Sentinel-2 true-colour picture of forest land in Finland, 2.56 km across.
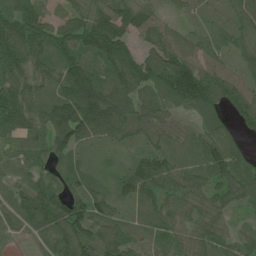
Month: June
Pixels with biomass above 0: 91%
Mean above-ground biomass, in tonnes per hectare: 70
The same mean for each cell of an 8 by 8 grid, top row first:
93 55 63 85 61 19 36 68
114 86 94 114 49 69 59 49
94 73 123 81 99 115 91 58
132 81 132 121 81 46 53 64
55 69 69 51 48 44 69 39
42 48 52 39 94 70 63 74
59 102 82 59 40 60 66 43
20 59 96 83 39 49 74 51
